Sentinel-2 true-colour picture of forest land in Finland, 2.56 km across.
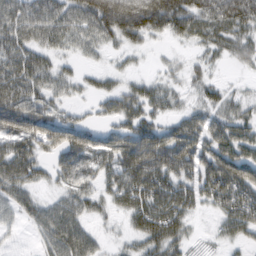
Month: February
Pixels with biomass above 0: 78%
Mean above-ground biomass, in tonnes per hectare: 67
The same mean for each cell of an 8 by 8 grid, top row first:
67 82 82 196 202 163 101 128
67 54 38 33 36 15 41 49
84 58 31 27 34 22 38 8
103 65 21 52 67 32 46 47
74 75 100 70 107 99 66 79
78 32 84 67 110 89 107 127
46 44 52 32 87 87 38 125
6 50 69 12 55 57 12 43
